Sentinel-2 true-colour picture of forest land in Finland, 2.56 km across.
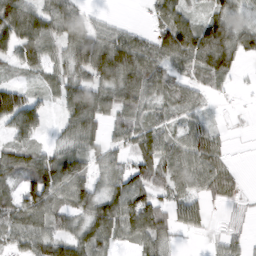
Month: March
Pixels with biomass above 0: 81%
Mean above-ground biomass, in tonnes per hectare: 67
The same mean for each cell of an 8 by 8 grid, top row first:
124 88 53 9 10 81 55 34
85 59 83 114 78 118 127 71
27 45 79 114 105 60 64 14
133 29 120 80 61 51 24 10
67 30 69 48 85 69 79 3
71 128 91 64 85 80 81 21
81 107 75 97 123 66 33 17
68 92 81 61 76 18 13 27
